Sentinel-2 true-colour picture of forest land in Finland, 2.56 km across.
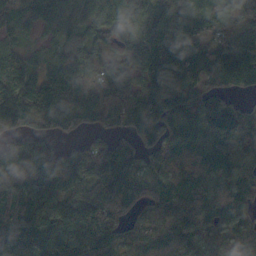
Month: October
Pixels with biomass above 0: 90%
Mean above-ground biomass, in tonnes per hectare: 116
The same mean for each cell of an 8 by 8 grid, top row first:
41 58 87 128 89 111 82 74
36 24 122 75 140 166 115 127
127 99 121 101 115 153 110 109
168 124 140 108 130 130 131 76
98 53 48 79 91 109 134 100
145 167 140 190 101 93 108 125
170 214 187 220 85 117 120 104
149 171 199 117 92 87 111 71
